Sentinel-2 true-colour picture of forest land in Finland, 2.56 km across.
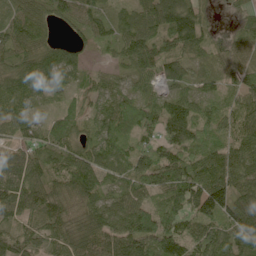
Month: June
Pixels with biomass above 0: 95%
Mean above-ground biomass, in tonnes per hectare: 78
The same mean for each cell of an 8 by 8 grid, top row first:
86 64 79 62 85 181 38 34
109 86 45 53 82 70 53 64
111 87 44 41 51 64 38 58
73 29 50 75 76 82 54 69
60 81 67 79 58 89 66 72
109 96 108 56 98 105 115 92
83 102 89 71 75 66 142 100
74 73 100 95 105 103 98 74
